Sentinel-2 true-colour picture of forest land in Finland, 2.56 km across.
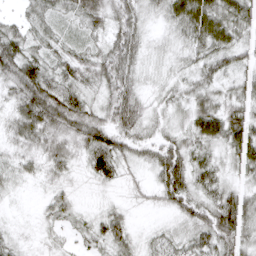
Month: March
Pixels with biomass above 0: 90%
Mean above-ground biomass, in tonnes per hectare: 37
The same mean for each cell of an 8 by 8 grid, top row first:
13 33 37 39 28 47 73 55
47 32 23 41 27 22 44 37
52 53 38 49 21 22 34 26
37 69 53 50 34 23 60 50
30 41 39 58 30 42 45 78
28 23 13 43 16 69 48 27
5 19 14 16 11 36 52 64
17 13 13 42 16 31 50 52
